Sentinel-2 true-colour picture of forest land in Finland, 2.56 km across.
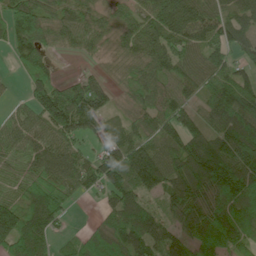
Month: June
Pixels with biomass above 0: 86%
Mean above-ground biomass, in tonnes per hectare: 89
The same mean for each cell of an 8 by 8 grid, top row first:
143 97 73 54 69 146 89 65
85 72 42 44 92 83 101 64
10 94 73 37 85 76 74 82
39 187 153 50 74 87 72 140
70 89 43 75 66 88 120 140
49 86 88 108 107 91 154 148
113 150 5 78 94 75 118 112
142 87 54 110 122 74 98 91
